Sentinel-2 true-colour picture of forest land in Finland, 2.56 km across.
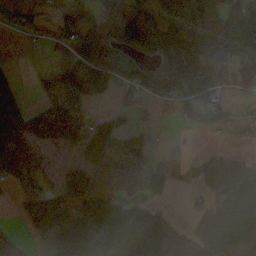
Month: October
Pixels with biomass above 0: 69%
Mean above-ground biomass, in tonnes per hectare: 92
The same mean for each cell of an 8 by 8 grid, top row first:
62 30 112 97 84 171 127 156
1 38 148 106 80 182 106 126
24 43 127 92 85 166 130 45
103 123 98 35 36 42 42 20
180 89 112 143 58 16 5 8
79 43 93 184 130 26 65 125
34 180 171 155 94 2 76 135
56 75 116 158 201 38 97 96
